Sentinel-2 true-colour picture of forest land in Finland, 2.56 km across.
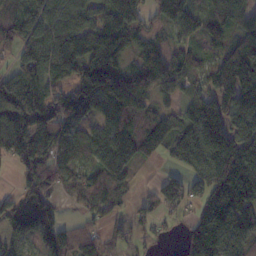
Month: November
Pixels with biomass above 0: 82%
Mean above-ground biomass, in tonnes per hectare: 123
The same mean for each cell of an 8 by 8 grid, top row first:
98 116 91 107 95 144 85 105
99 166 148 176 70 72 65 136
151 140 174 195 114 98 95 217
205 199 115 150 128 75 155 177
177 148 125 170 136 141 215 208
52 138 86 119 5 74 186 243
75 70 50 49 49 82 163 189
81 54 96 38 37 27 247 168
